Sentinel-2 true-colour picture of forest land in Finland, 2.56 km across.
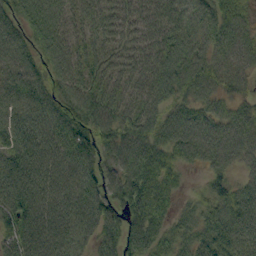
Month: September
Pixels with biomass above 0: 93%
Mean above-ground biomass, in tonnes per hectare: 78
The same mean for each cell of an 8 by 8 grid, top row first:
69 108 61 64 66 80 88 89
88 85 70 70 65 99 91 87
87 64 85 75 72 102 77 52
74 82 91 85 78 68 72 59
78 83 83 72 80 90 114 94
96 88 94 62 100 48 36 38
90 87 89 60 94 36 53 92
71 89 69 63 92 60 78 81
